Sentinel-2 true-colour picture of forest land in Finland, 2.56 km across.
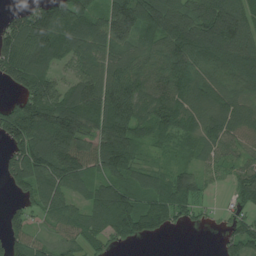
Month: July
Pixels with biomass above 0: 85%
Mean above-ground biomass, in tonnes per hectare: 107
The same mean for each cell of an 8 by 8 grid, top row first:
66 169 171 152 190 146 182 138
144 163 101 102 80 133 153 114
106 128 98 116 91 125 87 90
134 192 160 169 102 124 98 88
114 184 122 146 65 49 65 53
108 154 115 104 78 84 36 82
38 87 61 202 132 118 27 62
79 45 80 85 53 0 0 91
